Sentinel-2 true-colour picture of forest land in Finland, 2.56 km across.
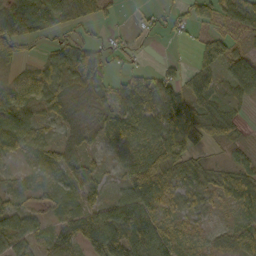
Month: October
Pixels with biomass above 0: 79%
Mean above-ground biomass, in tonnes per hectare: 49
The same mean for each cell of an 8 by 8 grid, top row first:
89 61 35 16 11 28 52 69
46 26 62 26 7 3 46 37
35 63 54 51 83 50 41 75
83 41 25 57 74 110 51 18
58 30 36 32 50 85 32 27
8 17 53 18 81 61 49 74
50 25 40 75 84 38 35 54
69 41 58 97 106 43 20 62
